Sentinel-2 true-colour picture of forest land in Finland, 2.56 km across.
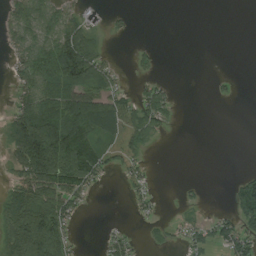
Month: August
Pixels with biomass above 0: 44%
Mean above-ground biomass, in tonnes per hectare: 37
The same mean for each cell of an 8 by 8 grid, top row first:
45 50 27 9 0 0 0 0
33 66 116 3 9 0 0 0
30 83 92 40 18 3 3 4
49 96 108 89 51 11 0 0
76 138 96 28 29 0 0 0
43 115 87 10 20 0 0 17
86 108 24 0 15 5 5 63
94 137 7 26 10 12 31 63
